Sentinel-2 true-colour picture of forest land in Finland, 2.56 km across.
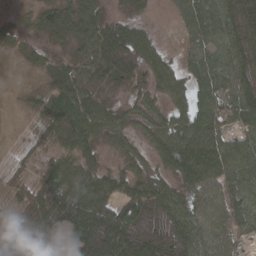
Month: March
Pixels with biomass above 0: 86%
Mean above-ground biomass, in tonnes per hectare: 53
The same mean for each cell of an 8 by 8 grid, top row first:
19 55 74 25 18 23 64 53
21 31 43 73 61 9 42 53
2 36 61 67 39 51 56 54
8 98 85 47 35 37 56 59
12 69 71 26 26 69 67 32
40 106 84 49 41 49 71 51
58 130 123 68 54 54 51 41
59 81 77 124 45 38 55 28
